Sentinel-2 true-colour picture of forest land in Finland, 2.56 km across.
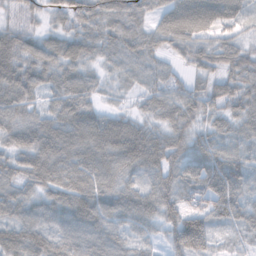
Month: November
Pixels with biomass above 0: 95%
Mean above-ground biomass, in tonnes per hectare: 61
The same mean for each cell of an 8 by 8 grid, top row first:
37 34 67 61 39 65 66 39
81 46 60 51 61 41 50 46
89 52 64 22 44 38 44 61
68 49 86 34 32 65 48 46
57 88 81 97 101 52 47 49
65 69 75 75 58 49 68 73
69 73 114 80 83 51 52 56
83 74 80 75 37 77 72 23
